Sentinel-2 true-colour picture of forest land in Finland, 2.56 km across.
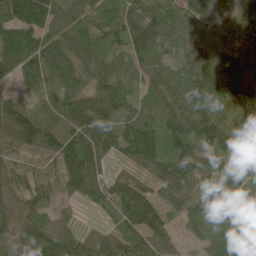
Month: June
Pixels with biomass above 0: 96%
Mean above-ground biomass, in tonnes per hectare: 88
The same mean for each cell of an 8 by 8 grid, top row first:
135 100 84 102 99 78 76 49
144 133 116 120 93 57 77 62
60 78 76 101 56 73 98 77
90 63 112 88 92 100 106 87
74 76 117 76 141 114 120 138
48 32 111 44 54 142 96 154
68 40 26 70 107 62 74 86
108 138 71 86 83 40 62 88
